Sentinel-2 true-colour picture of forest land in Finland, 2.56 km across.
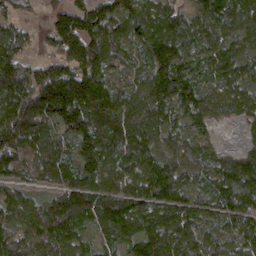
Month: March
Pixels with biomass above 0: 94%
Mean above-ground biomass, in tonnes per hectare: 123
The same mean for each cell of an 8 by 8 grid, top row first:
83 55 127 182 137 93 121 132
123 56 155 128 103 161 94 81
172 179 156 86 100 192 74 94
184 183 183 151 120 97 82 72
177 139 151 131 131 86 65 33
111 100 134 114 147 124 112 155
123 120 167 177 127 141 93 142
144 133 77 92 132 135 97 103
